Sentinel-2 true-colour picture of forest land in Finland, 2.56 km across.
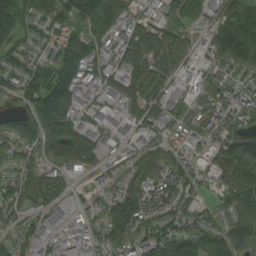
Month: August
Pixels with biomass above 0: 88%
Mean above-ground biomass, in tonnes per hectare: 105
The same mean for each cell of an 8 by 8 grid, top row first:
204 132 170 121 52 103 94 134
89 65 130 96 161 106 67 162
100 139 137 91 144 83 57 64
86 208 98 61 140 92 88 86
109 139 196 70 67 64 88 118
73 72 41 51 107 113 77 172
79 94 41 131 160 98 44 163
71 75 63 133 111 134 106 110
